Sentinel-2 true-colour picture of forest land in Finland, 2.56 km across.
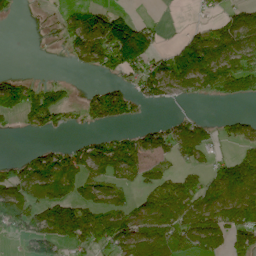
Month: June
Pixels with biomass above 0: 57%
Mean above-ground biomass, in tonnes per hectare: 76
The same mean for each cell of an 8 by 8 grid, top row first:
15 9 67 66 9 0 18 94
0 6 101 129 107 75 159 137
37 17 3 24 92 115 126 144
59 101 29 95 14 22 3 15
0 26 38 70 86 87 60 55
91 106 81 83 59 63 77 145
108 125 118 93 89 136 145 148
42 107 102 135 170 130 131 86
